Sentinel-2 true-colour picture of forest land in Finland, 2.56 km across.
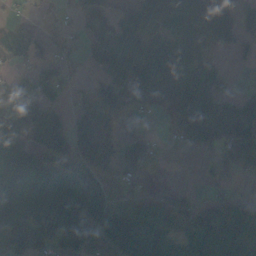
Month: October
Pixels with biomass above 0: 66%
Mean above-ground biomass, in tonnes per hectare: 73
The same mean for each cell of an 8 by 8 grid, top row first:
13 1 45 67 96 99 93 88
74 42 35 178 113 69 32 15
25 96 17 68 114 98 62 1
128 74 52 79 19 93 114 89
112 57 91 44 6 16 64 72
117 94 89 28 16 0 10 18
111 114 143 105 85 64 49 52
91 69 117 160 174 61 120 146
